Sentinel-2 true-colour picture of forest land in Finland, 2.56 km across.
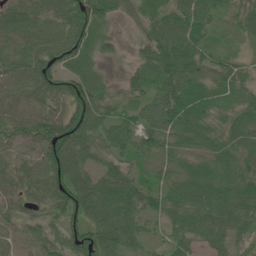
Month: June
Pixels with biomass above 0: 93%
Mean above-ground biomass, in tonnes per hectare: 67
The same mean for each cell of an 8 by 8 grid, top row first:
78 68 99 44 41 68 63 50
73 79 86 37 45 92 50 28
68 82 74 20 53 101 63 70
66 65 104 56 63 100 69 64
41 94 92 79 66 57 62 75
62 83 72 68 41 58 87 83
50 54 86 93 73 72 80 85
53 62 77 78 41 50 52 39
